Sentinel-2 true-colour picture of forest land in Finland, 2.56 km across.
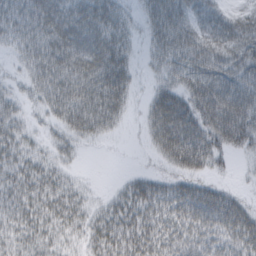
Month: March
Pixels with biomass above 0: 80%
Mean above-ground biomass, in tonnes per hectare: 41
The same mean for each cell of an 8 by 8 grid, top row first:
42 60 60 42 23 48 45 39
24 62 71 59 16 52 53 54
15 60 69 75 9 34 62 51
24 34 79 55 18 68 66 71
32 17 18 4 10 75 60 40
37 35 8 2 20 30 28 5
39 43 32 26 40 43 67 45
38 34 21 41 47 41 39 44
